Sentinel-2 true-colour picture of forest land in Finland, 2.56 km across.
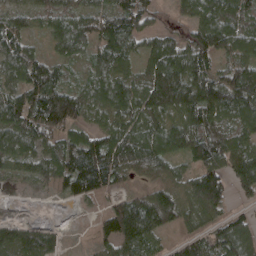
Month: April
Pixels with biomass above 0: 89%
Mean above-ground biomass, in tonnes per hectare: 101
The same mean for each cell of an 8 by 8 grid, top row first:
79 79 89 119 95 39 117 98
121 45 81 130 64 82 140 111
84 146 44 117 105 161 129 139
146 207 111 102 127 136 145 135
112 85 104 125 139 117 152 112
50 84 159 106 51 62 154 126
8 3 16 71 145 130 127 27
105 84 9 96 127 50 79 140
